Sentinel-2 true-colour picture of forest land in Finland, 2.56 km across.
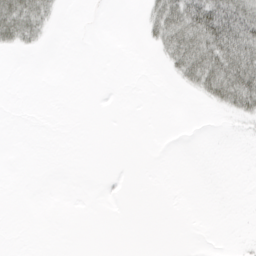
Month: March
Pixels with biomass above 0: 17%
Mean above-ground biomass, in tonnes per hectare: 7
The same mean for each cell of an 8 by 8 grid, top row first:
38 14 0 0 8 36 46 41
12 2 0 0 2 33 43 48
0 0 0 0 0 8 37 51
0 0 0 0 0 0 2 19
0 0 0 0 0 0 0 1
0 0 0 1 0 0 0 0
0 0 0 0 0 0 0 0
0 0 0 0 0 0 0 1
